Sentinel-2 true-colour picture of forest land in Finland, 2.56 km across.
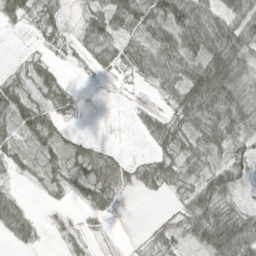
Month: April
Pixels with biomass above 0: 69%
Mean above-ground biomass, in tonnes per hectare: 35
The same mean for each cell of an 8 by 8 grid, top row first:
30 14 13 54 67 83 68 73
1 8 19 37 57 65 69 66
17 33 1 8 20 48 111 44
56 33 11 0 12 35 84 63
22 30 19 7 5 38 50 44
8 19 26 41 35 37 44 33
48 5 7 12 0 19 76 28
23 2 13 1 15 37 59 104
